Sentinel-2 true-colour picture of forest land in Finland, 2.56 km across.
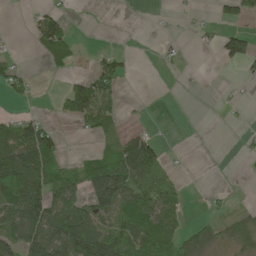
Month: May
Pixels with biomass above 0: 42%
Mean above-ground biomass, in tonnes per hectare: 45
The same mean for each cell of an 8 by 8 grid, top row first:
1 47 0 0 0 5 5 56
2 79 16 12 0 9 6 82
55 3 40 77 0 2 1 10
15 4 89 41 2 0 0 3
102 105 1 34 82 0 0 4
162 94 64 122 87 20 0 1
122 138 106 80 90 43 8 14
79 141 149 97 90 67 41 44
